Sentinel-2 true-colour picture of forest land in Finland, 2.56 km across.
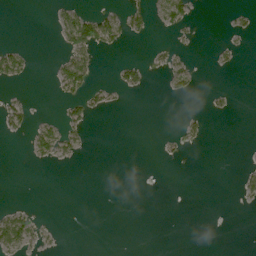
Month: July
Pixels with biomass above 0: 13%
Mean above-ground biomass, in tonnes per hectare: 9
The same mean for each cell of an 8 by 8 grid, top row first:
0 3 41 26 22 38 0 8
19 0 40 16 1 7 1 7
20 4 52 11 15 24 0 0
27 1 25 8 0 1 10 0
0 37 14 0 0 8 4 0
0 0 0 0 0 0 0 10
10 0 0 0 0 0 0 4
42 5 0 0 0 0 0 0
